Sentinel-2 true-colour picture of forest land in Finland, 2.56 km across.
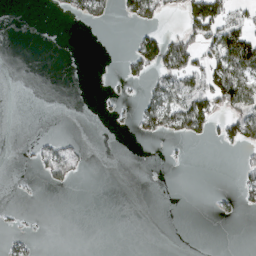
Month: March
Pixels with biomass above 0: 21%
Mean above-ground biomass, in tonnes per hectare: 22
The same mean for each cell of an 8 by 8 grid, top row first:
0 4 36 18 76 16 119 34
0 0 0 0 69 78 54 114
0 0 0 4 32 67 81 85
0 0 0 7 51 95 75 67
1 31 14 0 5 13 16 59
1 39 17 0 0 0 0 23
3 0 0 0 0 0 1 19
13 1 0 0 0 0 0 0
